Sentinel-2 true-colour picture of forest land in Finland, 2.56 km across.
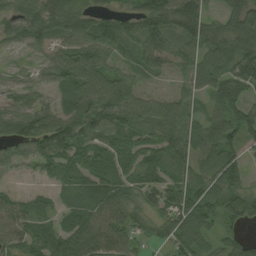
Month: August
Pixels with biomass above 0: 86%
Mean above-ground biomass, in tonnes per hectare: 68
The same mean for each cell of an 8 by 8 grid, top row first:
78 96 78 63 96 112 57 97
34 49 88 88 80 57 77 94
27 41 76 69 27 23 73 103
82 67 107 112 67 58 37 78
75 108 94 73 62 64 66 67
19 42 81 80 59 50 68 56
62 37 81 86 62 79 64 62
65 82 91 72 36 60 41 43
